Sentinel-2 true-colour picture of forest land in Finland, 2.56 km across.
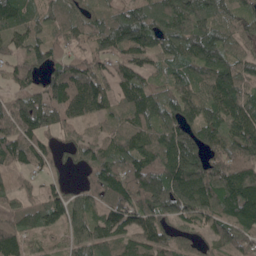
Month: May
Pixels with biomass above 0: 88%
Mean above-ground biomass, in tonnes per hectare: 98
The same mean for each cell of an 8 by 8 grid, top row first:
104 60 70 70 94 136 99 75
58 73 55 86 120 93 113 55
69 78 125 81 67 72 109 113
104 102 88 73 108 93 88 137
111 44 72 84 125 161 91 126
41 39 29 145 169 186 147 180
79 112 65 107 154 129 154 199
111 28 66 96 87 60 59 122
